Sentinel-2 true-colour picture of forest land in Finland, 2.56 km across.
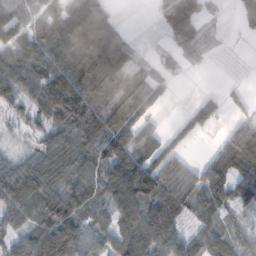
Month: November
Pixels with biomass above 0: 77%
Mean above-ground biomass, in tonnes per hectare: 64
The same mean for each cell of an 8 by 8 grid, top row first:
63 56 123 54 0 98 35 34
79 80 129 143 6 30 12 2
83 80 114 100 60 8 0 5
26 68 144 114 48 6 65 20
9 52 102 104 62 32 5 85
82 88 79 81 123 73 63 59
69 76 72 57 96 100 61 39
45 79 88 48 99 72 59 31
